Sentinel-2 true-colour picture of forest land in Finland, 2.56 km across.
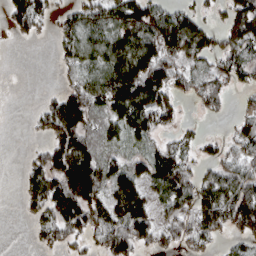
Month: April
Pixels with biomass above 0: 67%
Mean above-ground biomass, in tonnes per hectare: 78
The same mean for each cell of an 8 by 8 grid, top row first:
93 53 66 89 120 91 37 134
3 2 83 116 137 127 82 86
0 0 53 122 183 89 64 55
0 74 141 106 167 68 44 16
0 62 120 43 41 58 33 43
4 123 192 100 87 137 56 98
4 108 144 107 99 81 132 138
0 51 55 116 81 68 68 54
